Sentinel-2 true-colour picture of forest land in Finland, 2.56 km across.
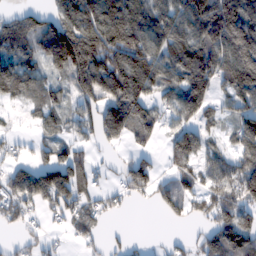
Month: February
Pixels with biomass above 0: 71%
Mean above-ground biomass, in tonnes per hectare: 103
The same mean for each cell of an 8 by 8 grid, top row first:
54 82 190 194 147 143 198 214
97 134 247 201 176 174 165 223
133 53 139 185 157 122 139 171
12 71 80 146 109 90 65 93
34 62 61 50 39 106 48 89
95 168 119 23 120 75 70 154
80 71 81 34 8 69 83 104
28 33 39 16 11 18 81 126
